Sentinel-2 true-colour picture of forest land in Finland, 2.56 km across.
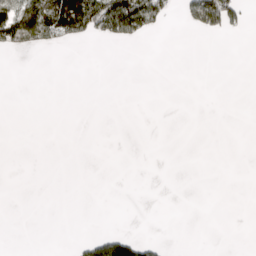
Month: April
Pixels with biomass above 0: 11%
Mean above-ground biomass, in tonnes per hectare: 17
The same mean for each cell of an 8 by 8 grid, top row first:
126 126 131 162 146 17 117 39
49 36 3 2 2 0 0 0
0 0 0 0 0 0 0 0
0 0 0 0 0 0 0 0
0 0 0 0 0 0 0 0
0 0 0 0 0 0 0 0
0 0 0 0 0 0 0 0
0 0 17 75 32 0 0 0
